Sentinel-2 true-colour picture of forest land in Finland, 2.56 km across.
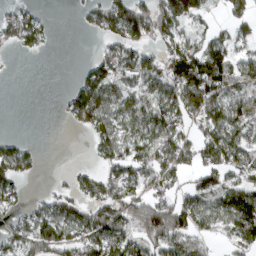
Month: March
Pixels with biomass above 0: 63%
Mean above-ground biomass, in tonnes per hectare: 71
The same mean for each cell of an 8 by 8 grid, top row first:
56 11 15 109 109 118 42 56
41 24 0 67 62 84 87 42
2 0 44 92 84 121 158 82
0 0 100 93 85 94 119 99
43 0 1 107 96 99 106 92
81 2 38 67 81 74 93 73
46 62 69 105 114 106 91 144
73 106 85 104 89 107 32 71
